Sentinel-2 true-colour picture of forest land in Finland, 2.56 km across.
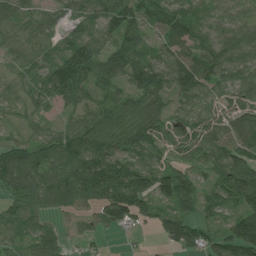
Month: July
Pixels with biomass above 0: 89%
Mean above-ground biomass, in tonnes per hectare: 71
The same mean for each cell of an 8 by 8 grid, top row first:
61 48 63 106 77 86 65 55
34 49 108 81 53 68 88 99
33 104 93 70 84 92 89 75
25 32 49 68 84 48 49 66
52 68 89 91 78 55 79 81
110 85 110 115 93 87 43 100
79 75 60 108 76 71 42 75
59 110 26 6 4 74 50 120
